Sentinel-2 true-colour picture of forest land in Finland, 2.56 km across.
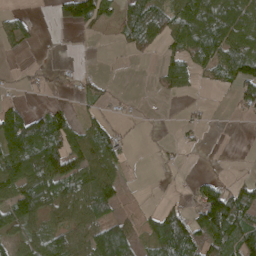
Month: April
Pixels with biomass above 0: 55%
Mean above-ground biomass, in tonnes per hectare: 51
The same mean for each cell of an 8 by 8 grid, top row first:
37 8 96 37 92 96 126 91
33 1 1 4 38 53 101 91
8 9 30 6 1 68 24 99
55 56 16 14 4 2 9 27
132 120 87 78 2 15 3 0
96 99 81 68 1 3 7 11
81 69 80 45 12 32 60 87
39 64 52 137 38 123 90 91
